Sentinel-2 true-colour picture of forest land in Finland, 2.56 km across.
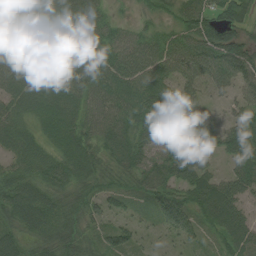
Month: August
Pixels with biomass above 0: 91%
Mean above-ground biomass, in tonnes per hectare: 58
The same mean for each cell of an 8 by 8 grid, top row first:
59 77 75 22 18 40 64 48
57 55 64 63 67 65 85 59
74 65 61 69 68 55 54 51
55 64 58 66 80 86 26 34
48 41 62 68 68 95 57 74
56 59 52 40 66 87 58 64
75 69 49 38 35 75 74 58
56 52 50 56 17 32 20 70
